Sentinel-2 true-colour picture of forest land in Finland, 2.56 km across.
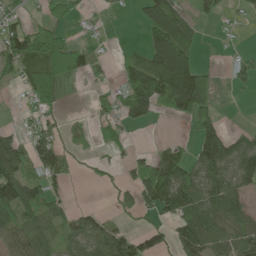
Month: June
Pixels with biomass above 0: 57%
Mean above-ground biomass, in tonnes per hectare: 61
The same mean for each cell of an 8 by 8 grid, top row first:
42 34 29 5 45 79 25 14
122 132 47 7 53 125 1 9
46 119 26 20 167 166 79 35
7 45 3 51 104 73 93 0
77 72 16 24 1 34 121 69
107 75 10 14 78 130 102 86
90 66 20 19 58 102 95 61
64 45 54 91 68 59 100 76
